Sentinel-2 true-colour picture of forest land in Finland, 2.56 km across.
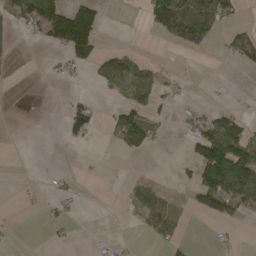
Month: April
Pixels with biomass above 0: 28%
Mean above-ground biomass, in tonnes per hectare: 32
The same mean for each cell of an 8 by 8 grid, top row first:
51 122 120 1 30 143 96 16
7 34 99 17 3 23 18 57
1 4 5 53 60 12 1 0
0 0 52 19 42 12 30 22
0 0 11 12 65 1 131 126
1 7 6 0 9 8 131 141
4 14 5 0 55 22 56 58
4 7 1 7 3 18 1 5
